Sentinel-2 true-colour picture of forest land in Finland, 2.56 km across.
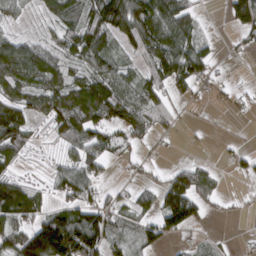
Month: March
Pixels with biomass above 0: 66%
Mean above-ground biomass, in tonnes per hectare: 66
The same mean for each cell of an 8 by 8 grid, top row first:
59 56 58 122 137 124 6 106
101 61 106 67 94 131 38 16
103 88 74 92 70 80 46 3
100 96 119 86 77 27 6 11
106 19 82 62 32 3 4 10
43 26 83 9 20 75 57 19
120 41 90 64 37 140 33 8
107 217 200 72 64 28 12 4
